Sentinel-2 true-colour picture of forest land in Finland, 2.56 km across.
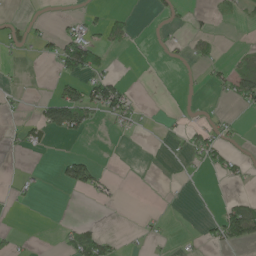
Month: May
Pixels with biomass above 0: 19%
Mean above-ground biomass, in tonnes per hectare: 18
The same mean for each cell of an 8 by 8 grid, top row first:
5 2 14 25 0 17 11 16
15 20 105 27 0 7 19 6
4 1 51 48 0 0 14 54
9 55 78 53 10 3 9 11
18 16 3 0 0 5 54 12
5 1 72 10 0 1 9 22
3 0 0 4 1 0 0 65
12 0 49 20 9 6 20 56
